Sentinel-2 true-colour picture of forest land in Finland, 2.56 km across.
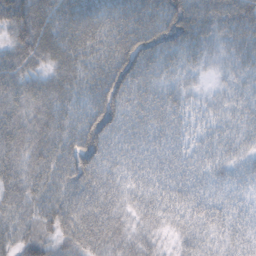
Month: October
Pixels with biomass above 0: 94%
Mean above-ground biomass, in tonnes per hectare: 44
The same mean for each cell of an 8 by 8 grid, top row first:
67 60 70 57 65 77 61 67
51 59 60 55 70 60 32 40
53 40 49 68 49 28 8 22
50 51 41 64 40 35 17 23
57 55 67 42 31 25 22 25
52 55 67 39 33 29 24 21
43 52 68 45 34 37 33 18
40 38 61 44 28 14 25 24
